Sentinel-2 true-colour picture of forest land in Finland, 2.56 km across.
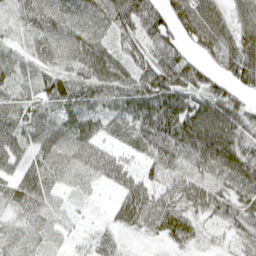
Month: April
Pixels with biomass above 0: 92%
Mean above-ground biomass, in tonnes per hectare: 65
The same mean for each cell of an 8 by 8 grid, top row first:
45 69 71 84 109 85 90 54
38 78 70 48 57 72 77 90
61 58 61 70 80 101 73 81
65 46 73 62 100 121 111 79
77 73 77 33 64 106 124 75
57 69 59 65 46 59 68 90
44 46 15 32 85 70 68 56
39 30 16 30 20 44 20 36
